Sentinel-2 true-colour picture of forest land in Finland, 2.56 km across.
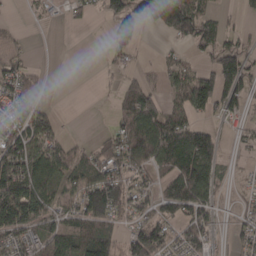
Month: March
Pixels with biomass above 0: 62%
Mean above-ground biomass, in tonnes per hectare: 63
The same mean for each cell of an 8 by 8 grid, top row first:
5 12 18 86 81 121 46 16
19 0 0 35 11 17 50 62
79 11 0 10 34 54 88 114
57 27 0 25 124 70 51 37
93 77 19 75 142 117 103 16
135 108 73 107 52 96 111 7
171 83 96 137 48 84 68 24
67 89 100 82 129 55 53 38
